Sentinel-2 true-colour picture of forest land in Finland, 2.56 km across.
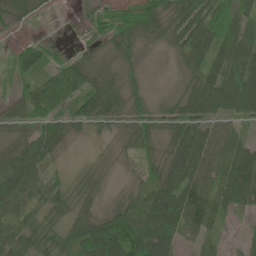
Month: June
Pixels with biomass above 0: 85%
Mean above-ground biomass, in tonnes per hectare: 58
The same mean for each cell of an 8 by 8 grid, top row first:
38 8 15 33 73 74 89 65
37 42 10 31 20 47 94 83
41 73 56 38 22 17 81 99
31 65 66 66 49 63 67 77
56 71 6 12 44 63 65 58
84 38 23 8 23 89 66 132
53 68 43 39 95 122 90 61
71 65 83 150 129 71 33 8
